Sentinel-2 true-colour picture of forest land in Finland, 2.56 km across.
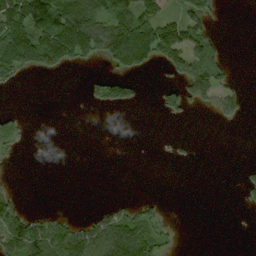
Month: September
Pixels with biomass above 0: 33%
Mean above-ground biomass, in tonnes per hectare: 47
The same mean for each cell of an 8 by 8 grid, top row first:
168 125 169 104 117 52 59 0
197 194 149 162 169 147 88 0
35 4 4 62 11 42 111 9
15 0 0 12 1 45 19 37
24 0 0 0 0 2 0 0
3 0 0 0 0 0 0 11
72 9 0 28 37 0 0 6
104 94 94 123 106 18 0 0
